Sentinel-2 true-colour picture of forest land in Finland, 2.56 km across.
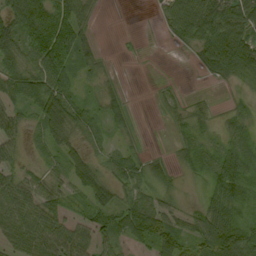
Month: September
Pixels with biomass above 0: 75%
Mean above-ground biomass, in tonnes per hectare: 43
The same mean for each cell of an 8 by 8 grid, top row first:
63 81 63 0 0 66 89 73
60 116 54 1 3 11 73 73
42 75 30 13 0 4 14 39
35 74 42 37 1 17 18 25
31 36 31 20 8 18 32 52
37 37 58 38 42 15 40 62
56 45 23 60 65 27 54 45
53 62 53 46 55 76 86 89
